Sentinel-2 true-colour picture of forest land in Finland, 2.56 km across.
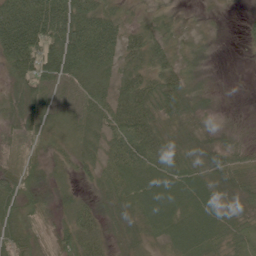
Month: June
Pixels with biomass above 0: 89%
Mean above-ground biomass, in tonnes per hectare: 40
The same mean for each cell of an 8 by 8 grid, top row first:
96 114 70 35 13 13 8 5
102 71 86 59 49 18 9 3
44 63 51 34 40 37 12 1
39 34 42 47 50 43 19 5
30 22 27 45 70 34 28 24
49 27 20 40 73 68 45 45
45 31 37 30 64 63 54 24
41 18 51 21 29 44 53 25
